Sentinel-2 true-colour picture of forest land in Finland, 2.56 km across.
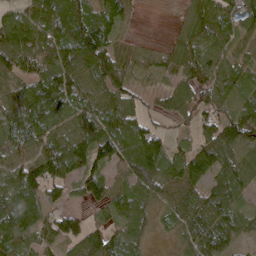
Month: April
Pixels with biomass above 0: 86%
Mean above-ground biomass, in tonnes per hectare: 77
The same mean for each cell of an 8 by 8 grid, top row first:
64 101 89 72 3 8 90 72
113 104 132 82 25 49 86 32
67 112 91 114 27 61 76 75
111 106 97 83 56 70 73 69
74 97 120 115 143 32 87 104
94 114 85 57 115 77 78 75
111 94 29 69 56 75 85 50
85 66 87 79 38 29 87 39
